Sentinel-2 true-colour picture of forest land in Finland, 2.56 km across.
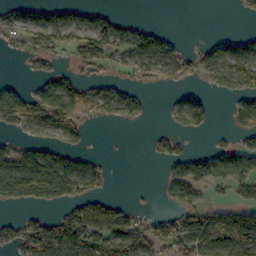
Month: October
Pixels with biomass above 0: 51%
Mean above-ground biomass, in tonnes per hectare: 58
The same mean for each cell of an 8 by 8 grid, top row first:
54 51 45 37 2 0 0 11
27 67 53 70 115 59 49 49
8 56 42 35 38 43 51 113
103 121 95 69 33 49 49 74
42 62 37 0 5 35 12 39
157 142 122 17 0 80 79 70
32 47 71 55 13 51 53 55
59 94 100 91 75 93 113 116
